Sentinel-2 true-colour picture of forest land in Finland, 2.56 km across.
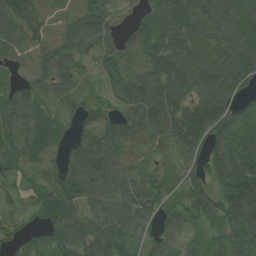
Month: July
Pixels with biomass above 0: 93%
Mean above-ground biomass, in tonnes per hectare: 105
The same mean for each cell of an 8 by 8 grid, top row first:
114 77 90 58 84 158 143 136
79 110 107 78 145 179 182 173
50 96 71 70 136 177 195 144
88 69 67 57 129 126 200 105
80 80 92 104 87 113 122 102
55 53 138 125 89 69 105 178
40 109 112 112 112 56 85 219
66 86 113 107 51 46 48 96
